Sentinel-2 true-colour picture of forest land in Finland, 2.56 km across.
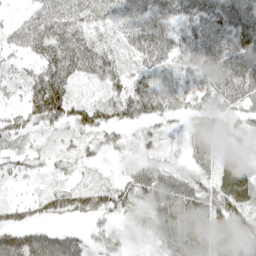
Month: April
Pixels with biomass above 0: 89%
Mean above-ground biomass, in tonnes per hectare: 48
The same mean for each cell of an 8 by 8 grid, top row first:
15 63 56 47 53 57 75 91
40 74 78 41 63 54 60 77
24 85 37 49 44 33 54 74
30 90 50 47 58 31 39 41
30 19 26 26 38 21 50 29
29 18 21 20 51 42 41 78
32 33 40 45 37 69 57 61
70 64 36 22 15 64 66 62
